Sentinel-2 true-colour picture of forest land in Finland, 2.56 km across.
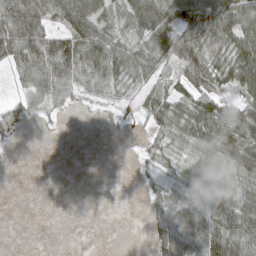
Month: March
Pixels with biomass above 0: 65%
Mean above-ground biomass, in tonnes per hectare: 50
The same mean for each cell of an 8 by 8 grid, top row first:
117 73 85 45 76 78 120 100
106 106 87 73 60 102 78 82
27 91 68 62 48 47 79 83
40 29 10 19 36 61 64 48
9 1 0 0 16 55 68 67
0 0 0 0 15 45 84 66
0 0 0 0 18 74 100 91
0 0 0 0 8 78 110 96
